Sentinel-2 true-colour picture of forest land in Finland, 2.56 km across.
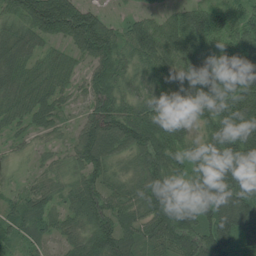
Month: July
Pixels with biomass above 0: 93%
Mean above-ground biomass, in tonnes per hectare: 91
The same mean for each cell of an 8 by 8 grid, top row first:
75 188 142 18 35 54 96 65
92 44 99 115 102 97 91 149
74 69 40 109 54 80 96 141
61 74 37 145 84 74 113 212
30 27 89 111 119 93 113 197
13 45 68 55 99 80 163 136
52 61 97 90 90 100 140 146
52 51 73 115 79 100 126 97
